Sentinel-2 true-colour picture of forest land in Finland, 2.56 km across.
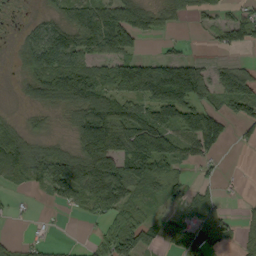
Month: September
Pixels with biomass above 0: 64%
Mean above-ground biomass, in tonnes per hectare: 64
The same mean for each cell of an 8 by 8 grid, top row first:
13 36 82 100 116 49 34 36
31 132 89 82 13 13 11 39
17 131 129 96 149 209 86 120
11 41 86 115 83 120 92 54
92 51 104 37 84 63 99 12
62 97 142 108 105 53 16 4
6 6 40 43 46 23 54 11
18 15 3 63 59 38 72 47
